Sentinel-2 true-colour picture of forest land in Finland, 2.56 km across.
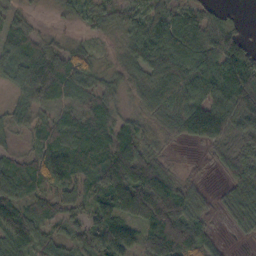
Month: October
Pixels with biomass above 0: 86%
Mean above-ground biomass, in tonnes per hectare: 67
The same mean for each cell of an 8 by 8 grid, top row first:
38 4 26 39 67 66 50 5
70 54 33 10 83 109 107 64
60 127 79 25 49 112 109 93
49 36 48 45 40 79 93 111
15 71 94 83 59 19 40 67
81 89 67 126 128 34 5 89
79 61 39 102 136 118 30 97
95 50 44 106 74 146 48 12
